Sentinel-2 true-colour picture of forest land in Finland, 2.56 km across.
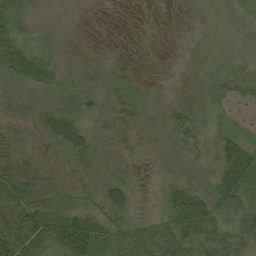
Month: September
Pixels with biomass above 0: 79%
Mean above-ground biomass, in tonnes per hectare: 27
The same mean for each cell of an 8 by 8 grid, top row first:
35 12 4 1 0 2 5 17
45 16 3 0 0 0 7 12
34 30 18 21 6 2 13 25
27 35 29 21 19 22 17 13
36 26 50 17 13 26 17 10
58 27 22 22 5 23 22 27
69 50 34 44 8 51 46 47
72 56 102 52 57 50 42 41
